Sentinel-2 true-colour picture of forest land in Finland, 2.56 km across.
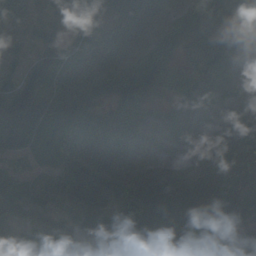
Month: September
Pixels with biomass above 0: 95%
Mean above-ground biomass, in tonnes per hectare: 70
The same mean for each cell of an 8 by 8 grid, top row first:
63 13 41 47 97 79 101 91
29 48 39 89 87 68 104 80
72 67 97 100 121 79 84 69
109 94 86 66 76 65 76 71
74 35 102 90 69 62 64 66
47 29 110 99 85 55 49 57
54 44 50 54 131 63 72 68
26 42 54 60 91 81 59 47
